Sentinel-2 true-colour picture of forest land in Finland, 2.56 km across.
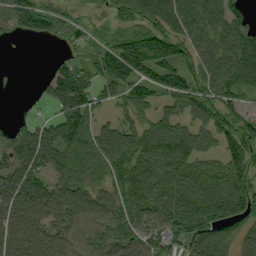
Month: September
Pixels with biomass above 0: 82%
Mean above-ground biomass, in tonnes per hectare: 73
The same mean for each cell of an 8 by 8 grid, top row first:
70 68 29 32 67 83 84 47
2 5 50 57 101 79 61 88
2 39 92 93 86 84 76 93
4 17 114 35 53 56 90 58
75 98 110 99 92 110 47 100
88 62 86 77 94 91 93 95
90 88 81 76 74 97 101 84
82 80 72 81 75 70 95 61
